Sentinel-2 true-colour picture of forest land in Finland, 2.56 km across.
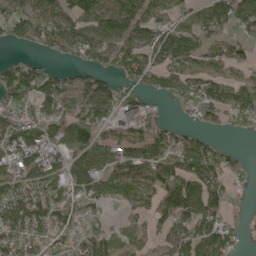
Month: May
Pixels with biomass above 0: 74%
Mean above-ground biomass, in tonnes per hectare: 86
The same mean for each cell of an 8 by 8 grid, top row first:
96 111 120 143 90 71 104 94
20 57 100 115 112 139 70 45
126 90 54 51 93 91 82 46
71 79 101 95 83 8 59 86
121 94 139 96 108 71 48 5
95 131 141 130 105 109 106 21
139 140 86 36 63 144 102 7
97 70 75 66 52 82 119 31
